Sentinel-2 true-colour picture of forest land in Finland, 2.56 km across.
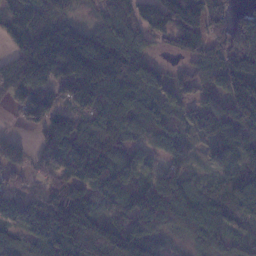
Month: January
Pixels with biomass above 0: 85%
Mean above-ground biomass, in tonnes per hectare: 105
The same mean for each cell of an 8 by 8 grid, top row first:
112 68 30 120 115 125 107 58
101 152 179 160 76 72 87 98
105 93 174 142 121 47 92 149
48 133 126 195 130 62 104 127
58 73 151 148 74 83 52 107
49 63 116 150 76 108 32 110
132 114 134 103 134 158 96 93
79 121 102 134 156 37 98 38
